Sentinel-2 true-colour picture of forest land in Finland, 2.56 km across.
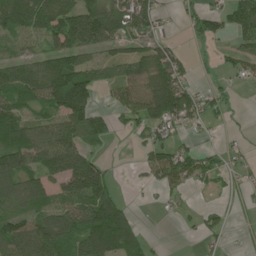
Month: June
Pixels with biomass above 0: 66%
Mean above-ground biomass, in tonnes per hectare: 79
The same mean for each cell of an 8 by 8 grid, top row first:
184 148 155 146 120 16 78 72
46 85 132 59 78 47 17 59
108 140 138 58 120 112 16 26
89 66 137 44 100 141 42 7
141 128 97 16 42 56 24 14
124 93 189 44 27 87 48 21
86 78 122 141 7 23 31 7
123 129 127 183 62 0 24 3
